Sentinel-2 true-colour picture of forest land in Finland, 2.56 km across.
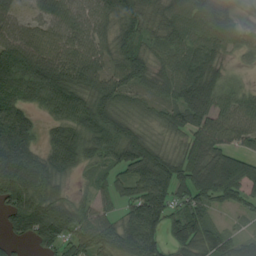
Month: August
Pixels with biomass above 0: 88%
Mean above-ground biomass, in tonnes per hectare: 72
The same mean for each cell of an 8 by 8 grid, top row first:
63 71 78 77 77 68 76 28
83 81 83 72 56 62 68 39
83 104 82 84 72 85 93 22
76 43 93 95 36 66 87 70
97 47 94 93 93 28 92 51
88 70 25 42 102 94 105 117
79 76 51 33 115 60 60 34
33 71 70 74 124 65 77 50
